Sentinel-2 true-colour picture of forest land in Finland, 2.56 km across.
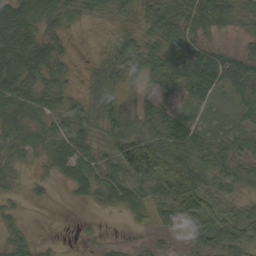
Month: September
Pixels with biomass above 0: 82%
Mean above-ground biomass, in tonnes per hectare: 43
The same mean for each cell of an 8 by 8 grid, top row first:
83 58 37 33 39 50 67 39
91 57 1 44 48 49 27 16
81 52 12 81 33 45 65 61
47 41 44 78 43 36 16 27
37 29 42 62 75 91 51 36
22 15 44 50 57 70 62 50
12 3 4 25 44 62 53 26
31 5 5 8 10 14 57 68
